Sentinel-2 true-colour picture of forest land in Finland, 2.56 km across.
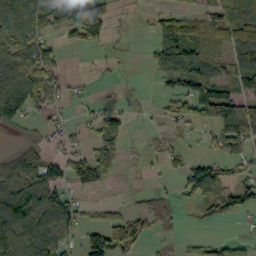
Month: October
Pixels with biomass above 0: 56%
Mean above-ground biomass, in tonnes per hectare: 63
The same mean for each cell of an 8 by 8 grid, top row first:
115 119 164 47 10 82 77 79
107 70 49 11 11 172 47 114
129 85 9 4 4 92 101 93
106 34 12 42 5 69 117 118
18 19 19 78 8 22 23 73
73 73 103 47 11 45 155 52
99 89 36 24 38 37 41 72
97 97 50 122 61 13 37 28
